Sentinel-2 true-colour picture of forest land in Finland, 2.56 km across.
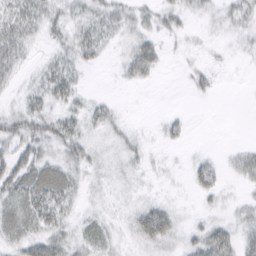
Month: March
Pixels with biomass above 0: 55%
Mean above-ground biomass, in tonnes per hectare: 16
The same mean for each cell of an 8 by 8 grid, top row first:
23 18 13 22 18 19 14 22
23 7 23 8 32 4 5 8
9 23 12 1 15 1 12 0
13 19 17 13 0 4 0 0
25 25 26 10 8 10 1 5
36 41 17 12 8 4 31 18
31 38 12 7 26 13 8 13
24 37 20 15 33 21 47 34
